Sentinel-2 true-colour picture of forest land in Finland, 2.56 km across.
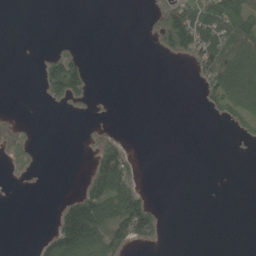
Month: June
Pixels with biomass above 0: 26%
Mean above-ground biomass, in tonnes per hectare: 27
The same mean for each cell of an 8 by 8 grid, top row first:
0 0 0 0 4 101 119 102
0 4 5 0 0 76 85 87
0 54 56 0 0 0 49 117
2 1 3 1 0 0 12 60
33 0 2 56 0 0 0 4
8 0 7 109 6 0 0 0
0 0 104 91 84 0 0 0
0 39 129 64 35 0 0 0
